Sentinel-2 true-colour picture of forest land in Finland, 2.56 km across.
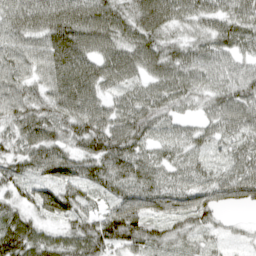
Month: April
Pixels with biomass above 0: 95%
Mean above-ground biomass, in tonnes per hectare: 70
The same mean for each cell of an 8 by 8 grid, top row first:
84 100 96 85 85 66 63 70
65 89 99 74 83 57 60 54
75 72 99 65 51 75 59 77
74 72 90 63 76 43 45 79
59 87 68 107 58 47 39 57
59 67 85 88 70 47 47 81
52 81 70 66 82 75 79 41
122 63 89 92 84 44 30 17
